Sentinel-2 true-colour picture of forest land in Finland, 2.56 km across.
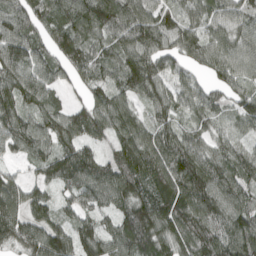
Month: April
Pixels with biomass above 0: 93%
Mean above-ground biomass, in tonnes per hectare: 93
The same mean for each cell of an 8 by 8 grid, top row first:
94 84 118 128 112 72 88 91
107 77 105 87 116 87 86 94
98 76 61 77 146 62 48 72
100 74 69 108 48 71 74 74
88 75 93 61 111 111 74 52
41 65 117 98 108 142 127 94
101 82 67 80 124 118 120 100
97 131 95 101 129 100 110 122
